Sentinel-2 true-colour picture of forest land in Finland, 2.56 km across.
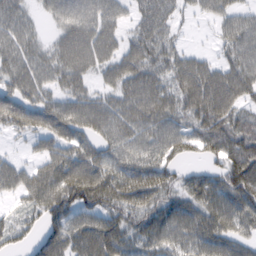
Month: February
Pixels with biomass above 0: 83%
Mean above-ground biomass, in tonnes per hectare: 69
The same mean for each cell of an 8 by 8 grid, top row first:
60 30 78 55 56 33 32 53
70 42 95 60 76 42 11 74
70 56 56 52 80 64 92 89
100 80 82 72 89 74 101 60
8 51 70 62 71 84 76 101
58 90 122 91 105 50 55 105
30 83 92 81 76 64 78 89
46 69 89 97 61 66 79 58
